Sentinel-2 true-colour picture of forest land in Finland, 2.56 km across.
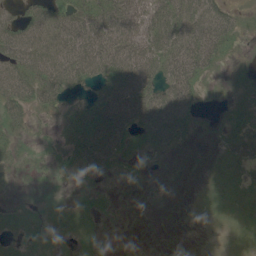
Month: June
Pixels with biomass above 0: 66%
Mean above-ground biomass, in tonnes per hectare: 32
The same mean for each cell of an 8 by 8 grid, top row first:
24 49 59 62 50 56 51 13
58 53 78 79 53 72 71 9
65 74 53 69 66 64 16 6
46 23 56 78 72 70 2 10
20 13 55 60 19 22 2 28
11 12 12 8 5 1 5 13
12 14 14 4 0 0 8 15
23 18 14 2 0 0 1 11
